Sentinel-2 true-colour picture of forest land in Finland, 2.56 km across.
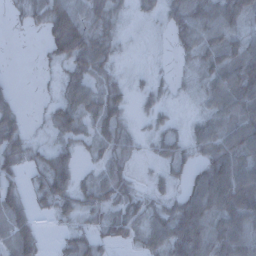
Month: December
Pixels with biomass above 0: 75%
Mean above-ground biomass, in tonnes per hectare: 41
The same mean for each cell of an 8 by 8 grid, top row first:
12 59 56 38 16 48 68 63
0 31 85 32 5 22 57 50
5 4 41 25 12 14 45 76
36 16 52 49 17 9 37 72
42 19 27 43 13 36 51 80
30 59 25 42 6 24 69 79
53 22 39 40 43 54 81 86
63 6 34 37 38 73 69 71
